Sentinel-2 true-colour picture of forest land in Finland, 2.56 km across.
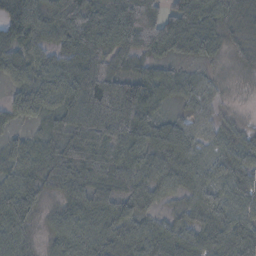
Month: November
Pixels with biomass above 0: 93%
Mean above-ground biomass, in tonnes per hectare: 66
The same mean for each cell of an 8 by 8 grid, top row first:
86 72 85 95 91 88 77 52
68 45 75 83 74 58 46 27
40 74 103 102 75 51 25 16
44 56 112 130 77 19 29 11
37 68 105 107 89 90 34 41
58 63 75 79 83 66 50 50
89 28 70 72 47 32 72 55
71 36 77 69 72 87 84 98
